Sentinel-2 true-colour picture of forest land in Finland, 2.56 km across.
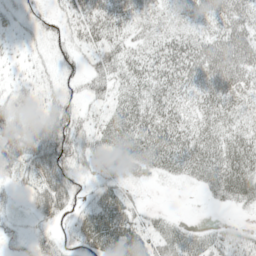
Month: May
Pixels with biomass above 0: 75%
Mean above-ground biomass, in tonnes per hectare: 34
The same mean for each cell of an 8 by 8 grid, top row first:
18 11 45 55 34 30 39 47
12 10 24 35 32 44 51 61
12 9 15 39 42 42 61 49
33 34 19 29 47 34 35 31
46 58 31 34 49 45 42 45
25 69 16 18 18 20 36 58
7 52 25 56 14 1 5 14
16 23 42 66 41 36 32 30
